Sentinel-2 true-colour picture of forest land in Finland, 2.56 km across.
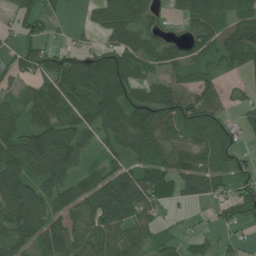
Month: July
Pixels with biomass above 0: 77%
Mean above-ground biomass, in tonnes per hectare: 73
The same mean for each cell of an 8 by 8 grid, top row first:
43 31 9 106 61 28 94 84
33 53 36 78 88 57 70 133
37 79 113 131 62 59 53 12
57 93 85 102 125 97 87 29
105 135 78 62 89 64 76 39
101 89 54 104 92 93 112 48
100 77 94 124 99 25 26 74
75 115 90 97 56 33 30 15
